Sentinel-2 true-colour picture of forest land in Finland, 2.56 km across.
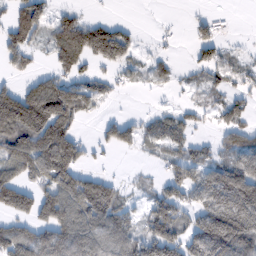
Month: February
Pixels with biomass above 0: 60%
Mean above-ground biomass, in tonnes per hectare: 74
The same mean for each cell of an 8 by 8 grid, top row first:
78 60 31 8 1 2 19 1
85 53 173 127 11 7 62 9
27 65 52 29 23 19 33 34
152 173 83 5 12 35 29 55
101 162 61 66 52 58 26 76
79 123 99 24 9 58 71 176
153 136 146 113 35 90 126 179
89 97 135 118 91 90 185 160
